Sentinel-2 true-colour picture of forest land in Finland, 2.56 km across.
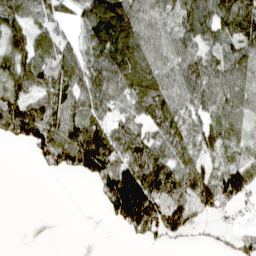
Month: April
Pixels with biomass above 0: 73%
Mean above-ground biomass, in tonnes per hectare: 68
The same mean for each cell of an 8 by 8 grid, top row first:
80 53 57 158 68 77 92 117
87 74 61 134 90 70 66 72
89 87 81 102 107 74 104 77
94 70 62 46 66 78 62 55
35 101 143 97 88 82 61 47
0 16 48 95 147 85 67 91
0 0 0 95 178 89 59 35
0 0 0 0 44 27 12 33
